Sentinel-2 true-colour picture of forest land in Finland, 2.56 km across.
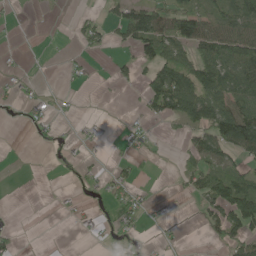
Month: May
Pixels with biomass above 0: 38%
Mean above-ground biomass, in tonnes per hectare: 33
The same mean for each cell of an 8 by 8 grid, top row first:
2 1 18 25 101 85 61 85
2 0 17 18 64 70 76 105
6 2 9 17 33 103 92 89
5 17 3 1 21 63 90 103
0 6 9 9 10 5 65 97
0 0 18 24 3 14 68 54
1 1 12 25 18 2 43 124
16 0 2 10 12 6 11 66
